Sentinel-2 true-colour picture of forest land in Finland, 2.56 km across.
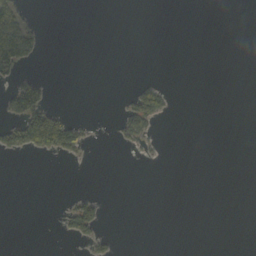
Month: October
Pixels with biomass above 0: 10%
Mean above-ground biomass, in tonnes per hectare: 11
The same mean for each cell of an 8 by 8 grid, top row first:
61 0 0 0 0 0 0 0
99 4 0 0 0 0 0 0
31 11 0 0 11 0 0 0
63 73 0 2 83 3 0 0
56 88 41 4 18 0 0 0
0 0 0 0 0 0 0 0
0 0 50 0 0 0 0 0
0 0 19 12 0 0 0 0
